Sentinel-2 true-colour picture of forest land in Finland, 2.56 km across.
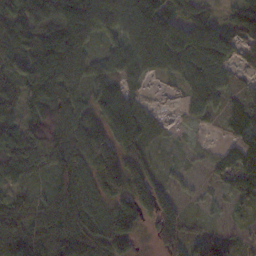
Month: November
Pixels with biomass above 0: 88%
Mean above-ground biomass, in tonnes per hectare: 73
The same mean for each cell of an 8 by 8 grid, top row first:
98 122 149 96 111 73 53 76
94 139 84 49 86 75 94 40
91 93 67 69 29 30 75 14
69 74 73 114 45 17 45 47
105 108 90 125 67 6 4 57
64 51 72 156 102 22 14 62
75 61 77 91 110 75 17 18
105 94 90 125 24 107 56 24
